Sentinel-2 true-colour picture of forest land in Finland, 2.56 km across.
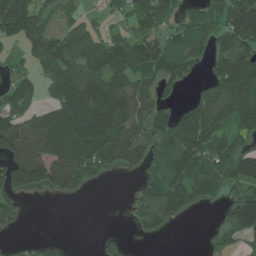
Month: June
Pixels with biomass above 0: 67%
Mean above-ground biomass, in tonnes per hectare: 93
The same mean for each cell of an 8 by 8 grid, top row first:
199 59 37 25 93 54 91 154
36 121 119 97 103 98 77 143
62 85 153 122 81 85 60 165
95 96 210 207 117 74 139 161
130 150 203 189 104 135 125 62
118 130 164 38 58 117 157 121
52 0 0 0 84 100 18 120
22 28 0 17 13 0 15 54
